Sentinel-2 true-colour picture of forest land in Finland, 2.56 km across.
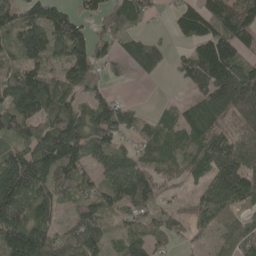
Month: May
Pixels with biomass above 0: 82%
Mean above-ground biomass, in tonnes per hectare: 87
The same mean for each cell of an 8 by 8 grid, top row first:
75 105 46 68 42 67 112 116
72 119 84 60 72 17 129 92
111 81 80 22 15 21 106 163
124 107 87 108 26 43 135 130
70 136 145 85 42 46 92 87
223 116 93 126 119 46 75 143
143 89 71 81 77 27 84 50
172 119 91 44 102 34 32 99
